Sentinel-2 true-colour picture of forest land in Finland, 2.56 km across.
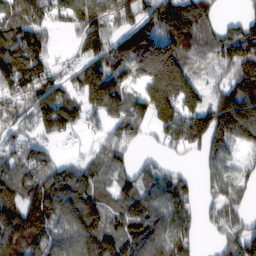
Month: February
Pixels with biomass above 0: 81%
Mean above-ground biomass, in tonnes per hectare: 124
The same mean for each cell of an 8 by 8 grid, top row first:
122 104 150 138 111 181 98 47
158 84 81 157 215 164 70 193
164 148 110 182 141 268 56 212
131 189 125 121 112 207 170 257
85 55 18 104 32 106 137 84
118 139 111 78 85 77 57 72
140 213 145 79 125 114 41 74
164 148 123 124 151 127 13 159
